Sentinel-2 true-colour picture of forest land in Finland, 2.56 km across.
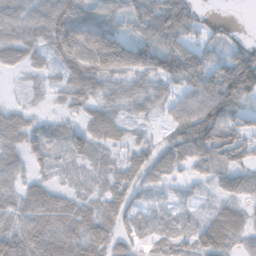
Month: November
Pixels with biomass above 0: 87%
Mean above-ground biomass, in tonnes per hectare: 56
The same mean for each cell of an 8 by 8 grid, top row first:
73 88 97 58 62 65 14 0
64 60 101 112 80 90 40 46
5 15 81 56 54 68 87 154
39 12 32 42 31 52 112 71
54 52 51 36 34 61 94 70
54 33 16 32 44 29 38 31
70 91 59 52 31 29 23 41
96 85 83 51 29 29 74 48
